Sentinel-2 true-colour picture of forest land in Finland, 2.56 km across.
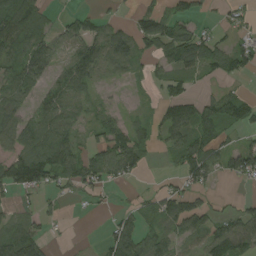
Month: August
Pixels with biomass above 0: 62%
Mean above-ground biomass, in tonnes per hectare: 56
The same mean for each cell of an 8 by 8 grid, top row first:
104 35 47 17 46 58 12 32
79 72 63 82 46 102 73 56
76 44 94 18 18 56 25 29
55 67 39 20 15 75 85 97
64 109 43 90 59 70 81 43
119 105 85 49 21 36 61 84
29 19 7 10 31 74 41 38
100 31 1 70 72 48 71 100
